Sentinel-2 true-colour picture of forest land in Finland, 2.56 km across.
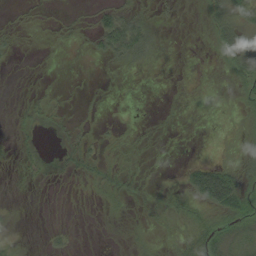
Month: August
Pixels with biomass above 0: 39%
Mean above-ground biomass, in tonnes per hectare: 11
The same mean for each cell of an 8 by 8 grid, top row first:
3 3 4 36 16 4 20 35
6 2 2 44 31 0 6 27
1 2 0 3 1 0 2 14
3 9 3 1 0 2 0 7
6 0 17 6 5 1 0 7
4 4 13 15 6 2 75 33
4 0 1 6 7 16 33 35
9 5 1 1 5 10 38 24
